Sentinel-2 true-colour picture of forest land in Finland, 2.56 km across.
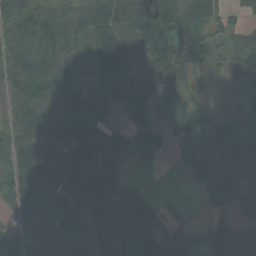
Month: September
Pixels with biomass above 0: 81%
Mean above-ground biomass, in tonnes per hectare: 79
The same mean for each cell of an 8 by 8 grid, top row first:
88 93 83 113 97 112 78 25
90 116 70 157 93 85 64 52
81 125 48 135 87 75 27 59
67 70 128 63 89 103 42 50
88 164 146 67 58 46 108 126
117 114 111 76 4 10 78 66
67 63 45 102 60 8 32 34
92 85 26 66 87 71 56 91
